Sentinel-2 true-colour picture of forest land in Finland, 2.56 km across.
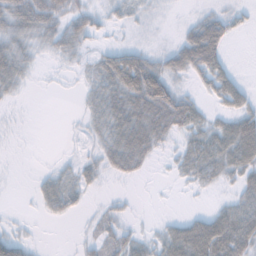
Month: November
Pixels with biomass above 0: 59%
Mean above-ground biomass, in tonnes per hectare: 27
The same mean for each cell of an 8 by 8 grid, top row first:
48 56 33 15 11 2 21 12
38 23 23 17 15 28 70 0
31 2 8 52 74 24 35 19
2 0 11 53 59 59 20 44
1 0 6 43 51 20 56 79
0 17 26 14 8 14 38 38
1 24 15 11 0 0 11 51
29 1 8 24 21 67 93 68
